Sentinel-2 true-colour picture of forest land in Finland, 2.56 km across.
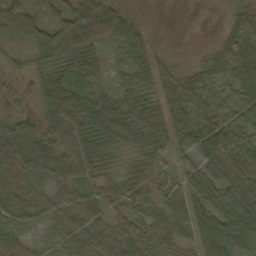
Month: October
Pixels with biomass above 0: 90%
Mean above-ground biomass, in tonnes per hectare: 46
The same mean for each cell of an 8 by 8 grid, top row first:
61 42 83 75 6 1 3 30
24 74 92 36 43 4 13 58
9 52 60 24 41 51 35 58
20 55 79 87 65 57 47 37
59 45 49 53 34 46 61 55
73 49 45 26 31 23 45 83
50 46 63 38 28 35 45 63
40 19 50 70 50 37 66 52
